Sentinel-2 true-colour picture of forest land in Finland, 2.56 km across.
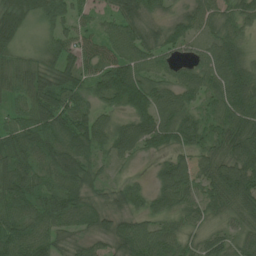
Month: June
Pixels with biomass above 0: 95%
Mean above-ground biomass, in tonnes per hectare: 66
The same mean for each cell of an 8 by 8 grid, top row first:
87 64 44 49 65 31 62 64
51 45 55 61 72 49 58 66
57 61 59 112 78 56 74 102
46 88 78 53 89 75 51 89
74 84 93 73 68 54 52 88
81 60 87 21 12 101 70 90
85 80 73 50 42 58 52 58
94 71 37 55 90 60 52 51
